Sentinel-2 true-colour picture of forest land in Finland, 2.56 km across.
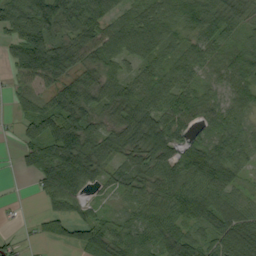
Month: September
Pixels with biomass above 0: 85%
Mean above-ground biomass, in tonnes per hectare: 55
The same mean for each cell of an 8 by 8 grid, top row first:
55 55 72 45 61 67 76 59
45 77 79 63 72 39 51 50
28 51 47 49 53 61 24 55
19 55 60 53 80 77 53 46
17 81 87 63 85 71 57 58
6 80 83 38 59 68 93 35
4 27 37 16 52 67 76 64
17 28 58 67 61 79 43 90
